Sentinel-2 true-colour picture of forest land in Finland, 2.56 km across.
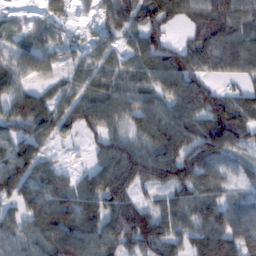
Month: February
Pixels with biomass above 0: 86%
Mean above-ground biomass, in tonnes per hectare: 80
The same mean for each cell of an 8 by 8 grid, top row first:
28 50 17 78 99 83 89 79
66 73 37 44 94 60 98 94
85 53 55 66 65 105 59 41
98 106 99 94 100 89 110 98
92 51 23 88 76 110 127 77
116 80 42 120 96 108 86 39
56 85 84 85 56 75 83 72
85 97 106 92 107 65 117 97
